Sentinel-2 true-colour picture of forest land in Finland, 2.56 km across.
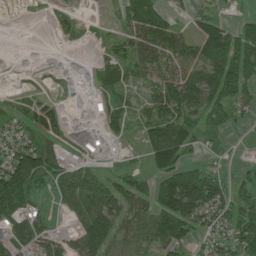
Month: June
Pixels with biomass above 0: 68%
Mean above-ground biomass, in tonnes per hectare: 62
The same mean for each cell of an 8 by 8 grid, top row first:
0 10 16 8 114 29 45 21
0 1 4 28 82 85 103 93
0 0 5 62 36 86 137 142
38 65 1 64 37 91 88 49
93 69 18 23 43 102 17 13
182 90 62 42 43 118 100 37
142 17 81 89 66 143 133 61
88 69 103 90 63 109 48 99
